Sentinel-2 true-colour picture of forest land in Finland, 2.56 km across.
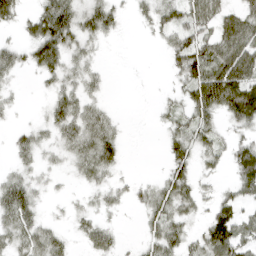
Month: April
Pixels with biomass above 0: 64%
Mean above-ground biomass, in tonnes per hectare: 35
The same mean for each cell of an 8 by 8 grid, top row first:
29 62 47 35 19 49 48 59
26 74 35 3 1 49 56 85
13 25 32 4 1 21 88 94
9 25 45 14 0 26 54 80
23 25 50 48 0 40 35 30
28 16 25 24 5 44 16 46
65 10 15 18 24 45 21 35
39 45 17 31 19 44 62 59
